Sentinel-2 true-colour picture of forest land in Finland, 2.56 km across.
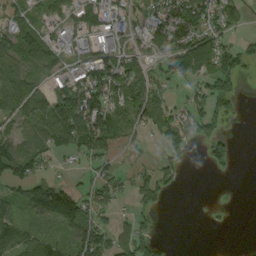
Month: September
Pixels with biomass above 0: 60%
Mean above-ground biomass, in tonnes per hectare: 56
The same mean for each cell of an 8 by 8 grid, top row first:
47 43 47 60 41 82 86 37
78 73 36 80 37 84 71 50
66 49 95 128 69 79 59 44
51 80 176 89 72 39 74 19
70 73 97 53 19 53 76 5
42 32 19 43 49 35 6 2
44 130 100 50 37 0 3 0
70 48 103 90 72 0 0 0
